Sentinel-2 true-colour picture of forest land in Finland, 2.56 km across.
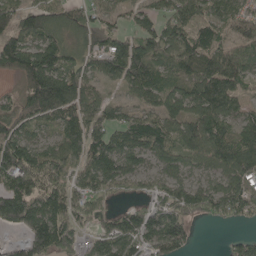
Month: May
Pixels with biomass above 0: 81%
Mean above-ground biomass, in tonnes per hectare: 99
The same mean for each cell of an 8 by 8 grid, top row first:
101 115 66 52 70 104 82 75
150 137 67 108 113 125 103 73
41 178 110 62 133 98 131 78
74 141 118 62 75 107 121 65
146 68 128 127 153 113 134 106
154 123 72 115 61 77 58 106
185 158 72 31 65 111 99 105
21 173 57 98 82 132 0 48
